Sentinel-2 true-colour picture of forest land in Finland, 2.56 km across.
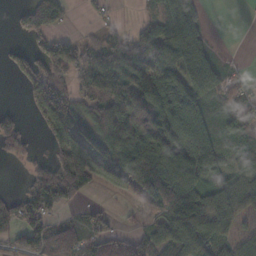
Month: November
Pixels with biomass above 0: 70%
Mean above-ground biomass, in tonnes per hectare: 92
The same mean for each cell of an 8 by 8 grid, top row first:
35 121 4 16 23 147 20 0
27 86 60 68 121 151 67 2
21 132 62 112 151 146 140 51
37 89 88 141 188 186 80 104
96 51 111 156 188 179 113 54
2 125 172 138 203 199 108 49
67 93 34 16 31 137 119 69
75 117 84 82 71 124 122 58
